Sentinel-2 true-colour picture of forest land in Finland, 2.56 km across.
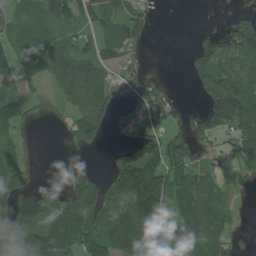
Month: July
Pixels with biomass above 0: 65%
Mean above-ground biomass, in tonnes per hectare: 76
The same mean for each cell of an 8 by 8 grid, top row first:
81 106 85 76 37 0 1 40
81 83 66 74 21 0 82 122
50 50 132 43 47 1 127 90
42 32 85 59 94 51 113 181
41 0 72 12 121 93 58 124
90 13 59 87 165 95 69 40
148 108 121 88 170 68 91 14
148 158 101 110 84 62 75 21
